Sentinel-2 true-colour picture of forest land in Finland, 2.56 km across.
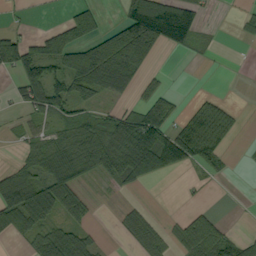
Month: September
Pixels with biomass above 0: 49%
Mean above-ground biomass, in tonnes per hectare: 49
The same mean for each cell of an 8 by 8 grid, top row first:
4 1 6 3 119 88 10 17
86 79 82 109 120 28 10 1
42 94 89 92 33 1 0 0
12 66 35 36 82 38 119 18
12 58 78 107 114 108 134 7
61 63 42 46 61 11 25 1
66 87 52 3 23 1 15 0
20 78 56 3 79 44 115 46
